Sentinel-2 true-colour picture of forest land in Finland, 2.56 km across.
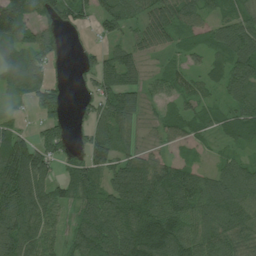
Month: July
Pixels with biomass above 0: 82%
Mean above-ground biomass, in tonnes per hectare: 78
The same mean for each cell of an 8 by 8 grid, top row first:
158 66 53 82 74 91 51 63
83 67 17 48 60 44 64 127
88 52 26 89 55 60 47 97
18 60 25 113 41 54 51 89
107 84 26 103 24 44 32 62
157 78 95 81 116 92 58 102
132 105 75 108 124 105 94 81
110 67 80 112 136 114 85 60
